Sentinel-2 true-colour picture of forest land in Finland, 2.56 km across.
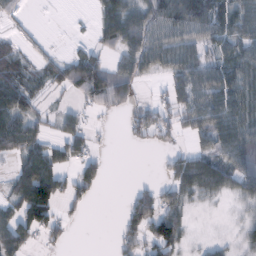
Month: February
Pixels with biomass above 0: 61%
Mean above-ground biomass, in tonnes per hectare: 41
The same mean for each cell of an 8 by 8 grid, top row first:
14 0 2 70 62 86 79 57
24 6 15 38 67 60 38 53
46 30 75 74 23 47 73 68
61 15 22 19 33 43 64 68
67 44 44 3 15 11 31 85
46 94 47 2 1 42 77 69
51 75 16 0 62 41 5 15
87 28 0 9 53 61 11 22
